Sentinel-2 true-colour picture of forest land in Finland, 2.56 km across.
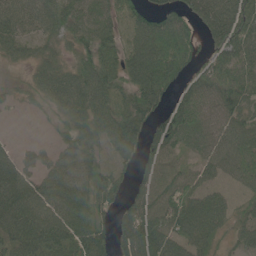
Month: May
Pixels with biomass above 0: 84%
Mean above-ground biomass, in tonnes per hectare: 61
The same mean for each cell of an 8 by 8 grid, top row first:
74 70 65 47 44 59 93 86
46 31 49 52 93 108 39 69
20 68 81 63 91 59 57 61
10 30 77 71 71 66 53 59
15 16 65 69 52 63 58 67
74 51 72 59 37 54 40 51
86 70 75 44 70 80 75 30
73 74 80 54 103 74 53 40
